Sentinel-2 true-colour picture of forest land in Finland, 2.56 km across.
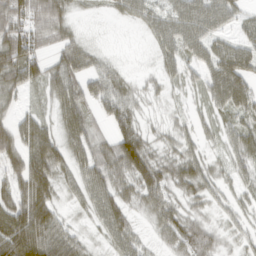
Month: March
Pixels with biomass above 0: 77%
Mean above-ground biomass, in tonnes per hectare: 42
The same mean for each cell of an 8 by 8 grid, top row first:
78 75 9 15 34 45 56 33
93 32 12 3 5 43 42 45
64 50 39 42 10 19 43 77
25 19 62 17 13 8 20 46
71 78 50 50 56 26 15 48
53 90 44 61 72 51 34 25
67 59 16 64 31 34 20 20
103 77 26 39 17 39 40 17
